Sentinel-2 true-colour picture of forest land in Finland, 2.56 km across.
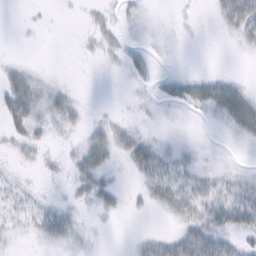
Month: February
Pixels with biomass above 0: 41%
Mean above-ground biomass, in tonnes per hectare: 12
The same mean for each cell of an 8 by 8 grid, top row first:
0 2 3 10 5 2 3 69
1 0 4 11 9 1 0 7
25 7 0 0 9 12 15 7
39 23 9 3 3 2 9 34
16 9 13 23 20 4 1 3
5 5 25 8 15 19 15 8
16 12 6 12 7 19 25 29
4 10 7 0 9 25 44 15
